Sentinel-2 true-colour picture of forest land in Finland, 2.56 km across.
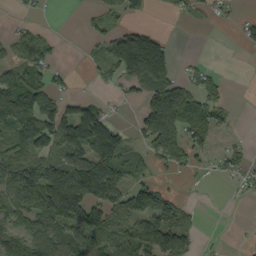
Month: September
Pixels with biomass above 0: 55%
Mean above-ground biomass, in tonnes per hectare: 66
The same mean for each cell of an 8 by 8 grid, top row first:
7 4 7 36 28 12 18 18
55 42 3 88 194 15 0 8
85 40 3 34 125 66 46 0
133 106 104 24 76 177 93 3
84 101 133 145 54 97 48 17
108 146 190 125 36 12 9 34
81 131 132 92 92 69 0 1
81 100 95 104 131 128 3 2
